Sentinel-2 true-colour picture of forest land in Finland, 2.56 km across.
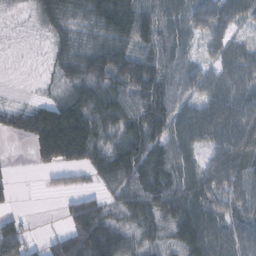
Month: February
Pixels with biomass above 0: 82%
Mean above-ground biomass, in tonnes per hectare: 59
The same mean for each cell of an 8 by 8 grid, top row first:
7 45 40 90 89 62 74 56
2 20 45 71 59 60 30 45
1 13 55 58 82 59 56 66
38 79 87 72 80 72 76 83
4 114 117 58 85 75 57 86
8 20 27 68 88 78 66 79
10 0 66 37 83 84 85 68
72 29 98 83 41 46 106 78
